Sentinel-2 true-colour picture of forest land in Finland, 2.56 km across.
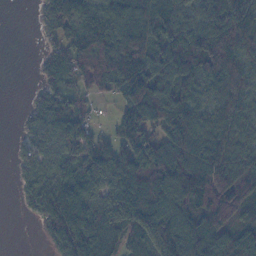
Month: November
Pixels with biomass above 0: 82%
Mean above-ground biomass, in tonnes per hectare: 99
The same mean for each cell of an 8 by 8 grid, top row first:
0 57 102 99 94 93 100 140
0 36 123 123 102 124 157 152
0 51 64 97 154 144 130 129
4 79 49 25 142 150 111 102
20 53 85 77 108 143 159 98
21 66 96 109 116 176 178 121
8 123 150 111 140 165 148 97
0 53 144 123 89 186 131 113
